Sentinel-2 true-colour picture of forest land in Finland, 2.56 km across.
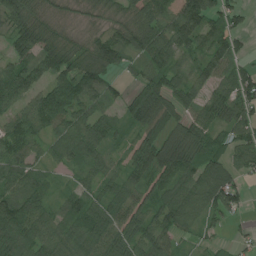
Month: July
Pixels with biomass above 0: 87%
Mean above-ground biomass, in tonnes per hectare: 81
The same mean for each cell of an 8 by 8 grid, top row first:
83 48 25 39 91 109 101 43
75 93 56 95 96 94 81 40
116 82 133 46 68 73 80 102
74 135 87 52 113 71 96 97
87 66 122 51 90 113 89 78
80 46 46 58 91 127 108 50
120 74 90 107 93 112 78 46
104 93 88 110 102 58 20 16
